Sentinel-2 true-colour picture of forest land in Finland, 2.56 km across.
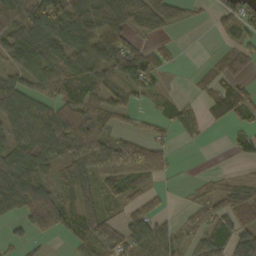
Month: October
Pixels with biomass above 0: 69%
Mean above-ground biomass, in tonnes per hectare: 50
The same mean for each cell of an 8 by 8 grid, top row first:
78 112 89 67 63 28 7 51
82 77 73 76 30 12 3 44
47 59 84 50 62 2 30 36
77 69 89 57 15 38 26 41
60 83 92 72 59 15 6 24
73 30 56 70 56 4 11 12
54 88 65 25 45 7 61 68
16 18 51 63 76 46 54 72
